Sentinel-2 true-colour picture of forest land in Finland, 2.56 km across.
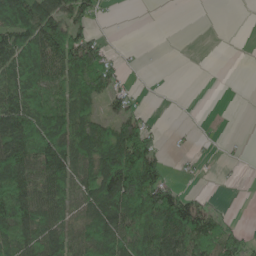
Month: May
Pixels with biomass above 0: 59%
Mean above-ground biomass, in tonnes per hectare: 71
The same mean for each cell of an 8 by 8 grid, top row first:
158 135 79 5 0 0 0 0
126 141 143 21 2 0 0 0
104 87 89 73 1 0 0 0
128 117 81 45 28 0 0 0
130 121 105 123 117 5 4 2
149 117 98 198 161 15 4 2
133 97 64 141 139 171 55 1
103 119 83 117 111 132 96 77
